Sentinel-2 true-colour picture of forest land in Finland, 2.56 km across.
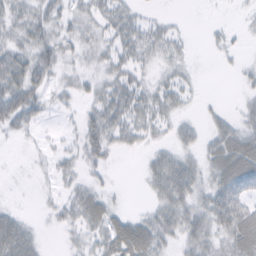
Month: February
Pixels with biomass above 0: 62%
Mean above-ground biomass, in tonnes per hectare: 25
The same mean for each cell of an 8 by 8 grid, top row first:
24 32 23 34 10 4 1 4
28 38 22 25 31 18 5 5
45 28 17 26 19 21 0 8
53 14 16 41 33 22 8 17
4 5 26 31 15 25 22 46
1 8 19 6 16 66 27 67
8 8 35 26 9 46 44 53
53 3 18 42 57 27 40 52
